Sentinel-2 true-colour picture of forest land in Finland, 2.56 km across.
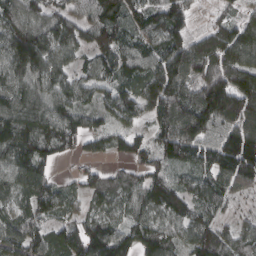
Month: March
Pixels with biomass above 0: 90%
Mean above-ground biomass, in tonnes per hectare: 111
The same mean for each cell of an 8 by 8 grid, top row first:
119 101 72 101 92 100 25 62
180 160 94 126 83 141 171 178
120 126 82 80 117 157 173 141
142 139 114 90 90 173 206 191
150 109 59 64 67 165 110 182
113 75 44 50 83 59 91 171
66 92 36 74 96 116 93 27
103 97 149 153 132 77 139 88
